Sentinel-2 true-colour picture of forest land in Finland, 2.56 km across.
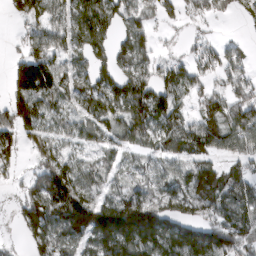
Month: March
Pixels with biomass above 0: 77%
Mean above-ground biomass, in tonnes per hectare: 90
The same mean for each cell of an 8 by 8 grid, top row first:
55 84 105 91 62 37 40 20
18 105 84 81 79 11 45 35
94 139 74 99 100 90 51 70
131 80 63 107 125 86 94 120
90 93 48 67 69 92 98 94
27 156 95 51 50 74 107 95
39 138 151 155 159 105 102 123
15 118 91 176 169 148 163 133
